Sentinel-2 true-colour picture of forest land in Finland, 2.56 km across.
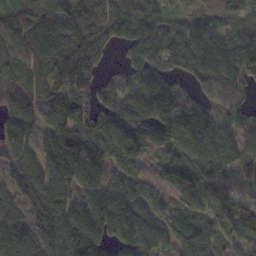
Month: November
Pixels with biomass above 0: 90%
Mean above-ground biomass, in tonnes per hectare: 115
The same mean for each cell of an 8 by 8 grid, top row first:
72 99 166 217 125 65 90 89
106 145 175 89 138 105 143 116
101 122 157 73 137 97 91 105
104 98 126 128 177 184 95 83
118 95 153 115 128 141 167 92
91 124 121 81 75 104 126 55
62 165 109 147 111 55 67 103
93 90 167 121 152 104 112 77
